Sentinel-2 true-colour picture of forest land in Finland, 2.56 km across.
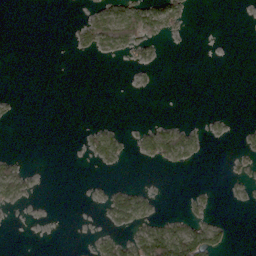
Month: March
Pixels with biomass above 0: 19%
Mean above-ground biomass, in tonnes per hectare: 14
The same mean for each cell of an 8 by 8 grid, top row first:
0 0 6 64 74 42 0 0
3 4 17 36 18 1 0 0
0 1 0 0 3 0 0 0
5 0 0 0 0 0 4 0
0 0 5 39 24 69 10 6
43 0 0 2 0 1 0 14
11 0 0 46 30 1 16 2
0 0 0 32 71 105 76 0
